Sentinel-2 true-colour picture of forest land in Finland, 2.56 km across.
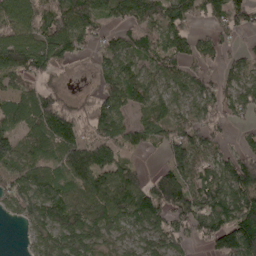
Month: April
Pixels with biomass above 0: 81%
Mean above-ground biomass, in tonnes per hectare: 95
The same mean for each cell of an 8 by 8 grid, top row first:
186 123 153 102 116 121 81 82
178 165 78 93 107 115 72 30
65 54 7 99 81 66 60 66
135 165 76 140 97 98 94 74
87 134 122 115 72 104 91 40
92 81 91 100 52 93 96 129
67 126 92 120 116 108 114 114
1 62 110 48 54 73 71 148
